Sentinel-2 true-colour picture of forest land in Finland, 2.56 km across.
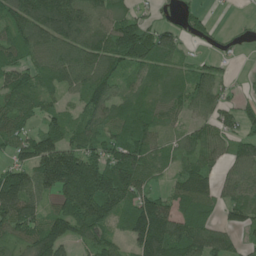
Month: June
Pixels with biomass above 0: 82%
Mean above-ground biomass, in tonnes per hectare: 96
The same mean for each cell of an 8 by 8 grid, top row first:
139 183 111 92 40 29 30 4
113 141 129 132 165 86 13 15
99 73 102 101 62 54 89 11
105 65 79 87 83 58 63 55
84 120 104 102 112 38 83 66
115 170 223 197 90 64 81 84
173 65 200 137 153 84 70 91
75 168 69 65 175 142 105 43
